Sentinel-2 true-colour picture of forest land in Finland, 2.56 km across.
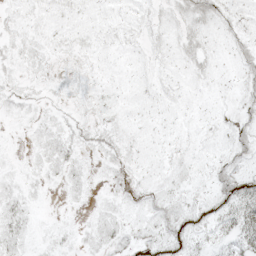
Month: May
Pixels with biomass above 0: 75%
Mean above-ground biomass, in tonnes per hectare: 7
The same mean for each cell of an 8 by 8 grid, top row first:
5 6 6 5 5 9 15 6
7 5 5 5 5 9 9 10
5 4 4 4 5 5 6 7
4 4 3 4 5 5 4 7
1 9 8 9 6 5 5 13
4 6 6 5 6 7 8 17
9 1 2 7 6 10 9 33
10 4 5 11 7 12 9 23
